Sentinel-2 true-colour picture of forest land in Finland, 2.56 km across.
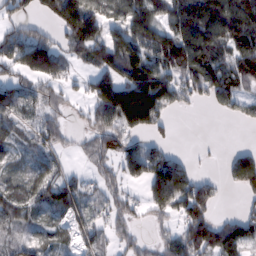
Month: February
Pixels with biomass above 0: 72%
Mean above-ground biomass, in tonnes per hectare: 103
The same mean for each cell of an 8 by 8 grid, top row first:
73 63 210 107 185 163 217 212
178 154 114 166 180 196 177 178
86 127 43 143 230 138 164 149
72 72 28 193 250 51 12 59
39 74 29 94 75 21 4 11
38 103 44 58 111 155 33 135
77 66 71 63 53 100 103 26
43 54 62 53 35 87 157 134
